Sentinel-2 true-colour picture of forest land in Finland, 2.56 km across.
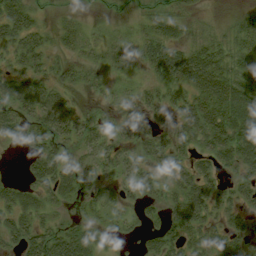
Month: August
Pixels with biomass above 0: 73%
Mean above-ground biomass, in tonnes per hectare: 31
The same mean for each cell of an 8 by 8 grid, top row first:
55 7 11 8 19 28 6 12
40 25 25 20 35 40 40 36
36 31 22 14 16 48 68 51
31 43 16 13 30 34 62 73
21 39 24 19 29 39 38 58
12 47 38 21 26 31 28 25
45 23 12 16 20 27 38 30
34 52 55 17 18 28 37 37
